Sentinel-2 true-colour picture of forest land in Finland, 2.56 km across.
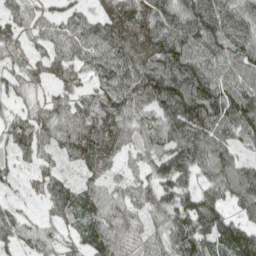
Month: April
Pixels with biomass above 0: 91%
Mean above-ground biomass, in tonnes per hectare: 71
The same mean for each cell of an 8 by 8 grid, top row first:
48 44 48 68 86 87 113 84
46 52 67 84 75 101 86 80
47 36 48 90 111 121 102 74
44 55 76 92 67 110 110 123
57 48 108 74 65 92 103 66
23 33 36 35 46 107 71 89
31 30 58 66 46 99 98 55
55 49 44 68 46 83 76 112
